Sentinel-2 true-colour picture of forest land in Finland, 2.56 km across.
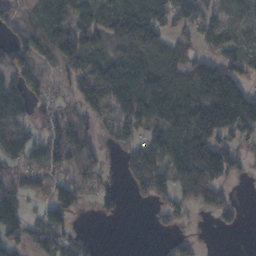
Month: November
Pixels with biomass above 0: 67%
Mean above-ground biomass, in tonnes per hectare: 75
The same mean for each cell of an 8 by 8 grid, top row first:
28 139 72 96 176 120 72 66
82 66 90 47 143 75 43 71
76 38 75 143 124 107 160 90
103 56 56 55 127 132 181 177
84 100 104 30 75 108 152 45
43 38 45 12 107 85 198 38
38 17 11 38 11 53 81 34
34 38 31 0 0 34 1 1
